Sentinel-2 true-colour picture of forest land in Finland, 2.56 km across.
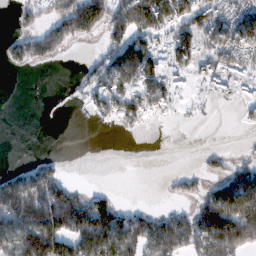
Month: February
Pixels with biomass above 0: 52%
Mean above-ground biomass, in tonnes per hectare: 70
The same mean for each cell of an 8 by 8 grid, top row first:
22 49 160 114 162 121 107 106
52 97 6 82 120 113 75 99
0 0 41 94 94 58 67 76
0 1 11 74 74 21 6 15
0 0 0 0 0 0 1 6
60 79 0 0 0 24 38 101
174 182 130 82 25 29 142 181
133 181 127 127 122 121 143 179
